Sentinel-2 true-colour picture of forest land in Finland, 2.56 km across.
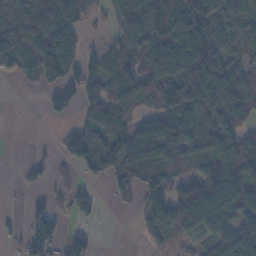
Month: November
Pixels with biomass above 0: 69%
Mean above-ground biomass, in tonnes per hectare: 76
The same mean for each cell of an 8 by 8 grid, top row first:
66 117 72 49 165 140 123 123
99 105 66 53 84 132 127 74
20 49 90 97 126 134 140 79
0 36 42 113 41 104 100 98
0 1 83 106 115 116 97 98
4 9 24 64 111 64 103 100
1 36 52 6 55 106 116 97
19 116 54 0 20 27 63 121
